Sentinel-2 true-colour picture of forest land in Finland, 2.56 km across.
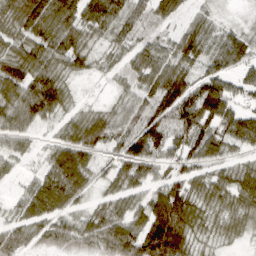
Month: March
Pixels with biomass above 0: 86%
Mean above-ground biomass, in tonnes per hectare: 66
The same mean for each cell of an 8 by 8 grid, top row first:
60 101 69 79 48 49 27 6
56 78 59 36 52 61 55 80
87 91 20 17 61 113 94 55
88 79 30 38 84 131 111 66
38 24 94 50 119 70 93 56
19 76 83 49 65 51 49 71
29 80 34 56 74 162 51 59
51 54 65 96 147 151 26 19
